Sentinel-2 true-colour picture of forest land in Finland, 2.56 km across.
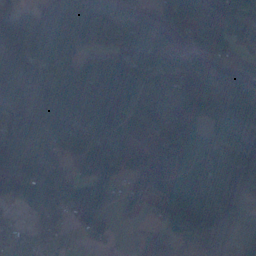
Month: November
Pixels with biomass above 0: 83%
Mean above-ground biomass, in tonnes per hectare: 77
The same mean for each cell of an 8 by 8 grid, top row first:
89 99 116 76 54 80 70 59
157 140 75 60 83 59 76 40
145 38 96 129 66 63 67 68
65 66 121 77 88 65 49 98
89 73 72 78 59 90 69 153
77 75 47 59 92 80 81 138
33 104 75 33 22 102 99 88
31 40 10 13 28 69 90 95
